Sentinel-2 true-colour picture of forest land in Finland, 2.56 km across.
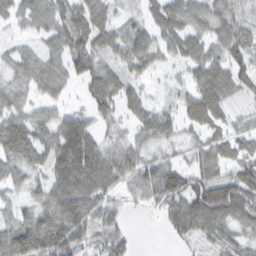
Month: February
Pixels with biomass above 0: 84%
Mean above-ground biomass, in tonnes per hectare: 48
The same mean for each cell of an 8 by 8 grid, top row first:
39 62 57 37 29 57 50 33
24 33 58 49 63 44 44 56
35 47 47 54 34 21 59 47
47 31 29 44 48 30 68 24
56 55 88 44 36 26 39 40
31 51 87 65 66 62 57 63
34 51 76 43 17 49 100 80
81 77 63 58 0 15 39 36
